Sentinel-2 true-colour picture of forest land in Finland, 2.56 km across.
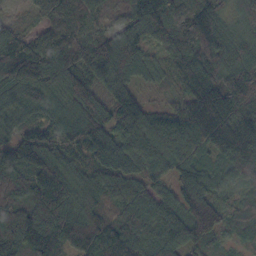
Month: October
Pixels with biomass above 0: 98%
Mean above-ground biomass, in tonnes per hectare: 110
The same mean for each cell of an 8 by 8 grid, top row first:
19 97 118 57 142 138 117 63
132 151 138 139 75 136 171 81
135 116 111 141 51 58 138 129
77 84 110 102 86 52 161 119
130 96 94 131 113 115 113 188
101 149 73 103 78 86 76 106
109 157 124 78 119 106 160 42
128 125 178 152 132 110 103 43
